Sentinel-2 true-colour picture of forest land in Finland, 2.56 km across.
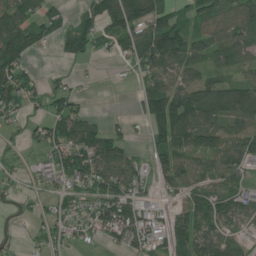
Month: June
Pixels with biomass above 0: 73%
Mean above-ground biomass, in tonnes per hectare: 87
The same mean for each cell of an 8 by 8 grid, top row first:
126 108 54 135 128 69 98 110
169 30 78 54 103 141 101 116
135 31 25 4 52 84 89 80
71 65 68 6 68 173 153 151
17 80 132 103 25 126 120 105
34 54 126 138 88 106 110 91
18 46 70 137 90 71 122 109
18 55 52 66 116 112 97 51
